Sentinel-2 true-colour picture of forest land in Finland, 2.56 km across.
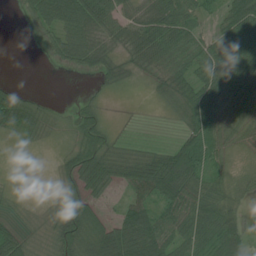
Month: July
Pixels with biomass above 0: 73%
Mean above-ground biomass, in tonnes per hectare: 40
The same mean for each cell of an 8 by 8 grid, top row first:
4 58 82 53 44 69 19 68
0 21 71 38 71 70 46 71
5 0 3 34 19 51 52 84
70 17 25 3 1 18 66 55
8 14 27 22 8 25 49 20
1 5 47 41 76 104 53 24
7 11 60 13 53 72 65 26
50 22 63 66 94 61 55 51
